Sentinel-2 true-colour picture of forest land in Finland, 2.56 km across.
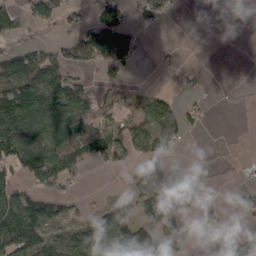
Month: March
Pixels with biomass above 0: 49%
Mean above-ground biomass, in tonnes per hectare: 62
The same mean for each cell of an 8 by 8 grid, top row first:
73 82 27 88 41 12 0 0
45 43 82 169 10 5 0 0
138 140 56 36 5 14 5 0
192 148 125 48 112 61 13 0
123 140 96 101 72 51 0 1
58 118 31 5 121 77 4 2
145 79 13 39 63 98 36 25
194 91 94 121 101 39 31 53
